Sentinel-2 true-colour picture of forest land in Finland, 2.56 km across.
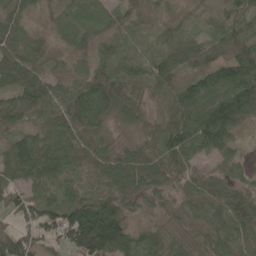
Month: May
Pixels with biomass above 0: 93%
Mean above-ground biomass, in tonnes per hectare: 63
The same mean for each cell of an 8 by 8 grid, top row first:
46 19 76 54 30 21 19 49
76 29 30 33 18 49 56 60
85 55 44 79 54 51 77 100
62 68 101 54 33 68 114 105
68 73 74 30 47 96 89 33
60 77 63 81 84 68 52 39
49 71 119 97 37 19 53 93
101 61 134 132 58 31 42 69
